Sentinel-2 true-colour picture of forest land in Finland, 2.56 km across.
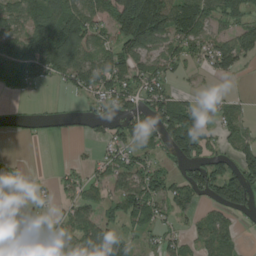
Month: August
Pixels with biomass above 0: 61%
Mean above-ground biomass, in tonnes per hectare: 70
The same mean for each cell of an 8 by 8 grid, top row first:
101 96 109 117 218 153 80 76
104 168 129 81 109 76 66 95
101 56 85 123 96 29 15 11
19 20 22 40 70 117 47 35
8 10 7 53 65 114 51 52
50 6 37 70 105 54 122 100
69 36 66 38 95 55 37 78
38 79 86 118 23 35 59 23
